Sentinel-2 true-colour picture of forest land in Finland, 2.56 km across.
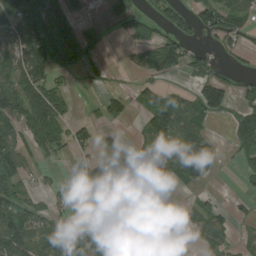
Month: August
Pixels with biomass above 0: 55%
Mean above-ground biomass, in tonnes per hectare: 50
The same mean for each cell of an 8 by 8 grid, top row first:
82 72 15 22 34 44 71 67
75 102 92 3 48 77 20 25
94 75 14 10 28 19 68 23
91 128 8 53 35 96 69 35
72 71 43 19 28 40 44 37
74 10 55 64 78 53 37 13
85 31 46 69 47 3 35 11
104 68 93 59 54 15 39 14
